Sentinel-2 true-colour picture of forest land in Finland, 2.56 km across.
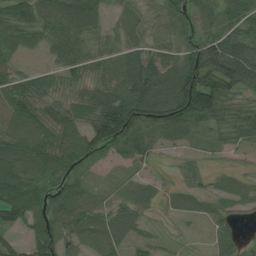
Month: August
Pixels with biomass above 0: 85%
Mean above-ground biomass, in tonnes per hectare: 57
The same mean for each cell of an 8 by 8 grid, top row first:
88 80 93 24 43 53 43 62
57 53 68 52 51 59 100 82
62 43 50 69 94 100 115 88
83 47 57 117 91 87 99 67
69 71 73 72 36 31 33 48
82 68 42 12 25 19 19 19
84 68 63 44 32 19 28 30
42 71 37 45 20 7 17 37
